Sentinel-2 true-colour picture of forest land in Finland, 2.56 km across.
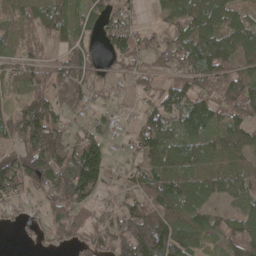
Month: May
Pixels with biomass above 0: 79%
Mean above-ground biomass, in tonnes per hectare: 87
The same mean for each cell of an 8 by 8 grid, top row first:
54 111 72 70 25 89 137 68
49 34 84 75 56 108 136 112
74 77 97 32 50 68 106 122
85 132 52 34 62 103 124 118
76 183 107 37 91 86 79 92
131 132 197 44 84 117 90 80
46 60 89 50 100 115 69 57
8 39 48 106 184 154 66 128
